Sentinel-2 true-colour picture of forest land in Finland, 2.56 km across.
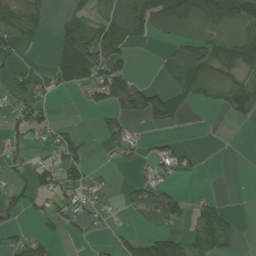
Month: July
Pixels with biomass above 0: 45%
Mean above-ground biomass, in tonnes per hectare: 37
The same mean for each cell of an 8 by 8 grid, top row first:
70 20 37 63 99 101 64 74
44 9 98 61 16 44 58 68
31 24 47 107 14 48 50 41
19 13 5 50 84 48 5 76
19 25 33 31 16 22 0 0
16 33 29 3 15 29 0 0
23 29 39 11 62 68 40 1
30 23 10 12 55 53 63 14
